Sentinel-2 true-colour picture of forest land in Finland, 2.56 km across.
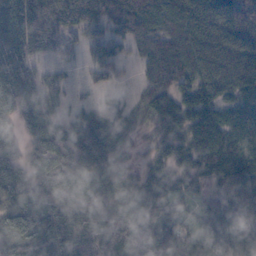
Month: October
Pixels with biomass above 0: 90%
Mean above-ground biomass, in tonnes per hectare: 81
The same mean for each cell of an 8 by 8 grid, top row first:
80 83 69 109 126 96 132 122
84 43 35 54 67 86 112 111
92 28 9 22 41 94 109 124
54 45 29 31 73 148 159 127
42 57 85 77 24 64 186 107
69 75 98 79 48 67 81 109
76 68 88 88 87 48 52 65
98 92 76 109 119 108 64 79
